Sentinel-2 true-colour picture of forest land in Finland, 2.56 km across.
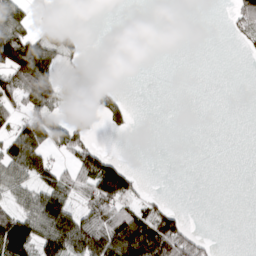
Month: March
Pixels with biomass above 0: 37%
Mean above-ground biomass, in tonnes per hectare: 47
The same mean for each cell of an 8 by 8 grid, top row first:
81 16 0 0 0 0 0 56
167 118 36 0 0 0 0 8
118 131 96 4 0 0 0 0
51 83 65 64 0 0 0 0
94 97 64 3 0 0 0 0
74 76 83 159 7 0 0 0
61 110 66 90 55 24 0 0
171 119 116 147 172 119 20 0
